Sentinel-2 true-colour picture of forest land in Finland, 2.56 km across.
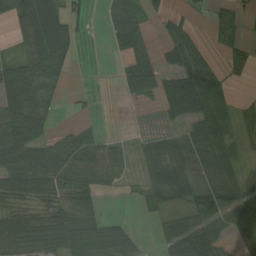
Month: August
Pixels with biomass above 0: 68%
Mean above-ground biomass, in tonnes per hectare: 47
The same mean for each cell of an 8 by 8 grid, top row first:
53 92 32 25 65 29 14 23
23 86 12 15 98 85 25 37
71 59 0 2 74 80 106 21
72 35 5 0 2 60 84 28
86 52 59 25 18 40 79 29
87 88 69 36 21 49 51 34
55 55 60 0 8 20 61 50
65 68 64 61 15 54 68 70
